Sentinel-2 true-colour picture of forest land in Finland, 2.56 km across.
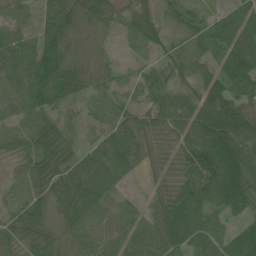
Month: June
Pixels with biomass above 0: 92%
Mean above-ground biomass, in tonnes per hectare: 73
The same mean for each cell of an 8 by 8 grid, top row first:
42 59 76 43 66 44 46 101
90 93 42 14 32 43 58 132
84 116 74 33 44 60 68 138
57 61 17 43 57 82 109 95
52 79 31 91 68 71 150 118
34 78 94 74 28 69 140 137
48 72 95 52 36 114 83 91
59 63 69 65 87 104 88 98
